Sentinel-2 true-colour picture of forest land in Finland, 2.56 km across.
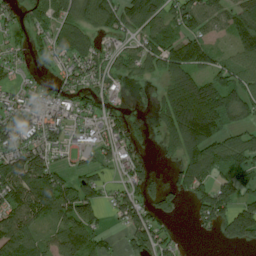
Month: July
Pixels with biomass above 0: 71%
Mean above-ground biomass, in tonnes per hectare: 76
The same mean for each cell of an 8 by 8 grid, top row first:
40 77 80 92 113 90 80 108
34 59 103 40 71 114 81 100
26 30 67 65 32 109 82 94
86 71 61 39 11 157 146 75
97 81 25 68 32 81 111 93
132 115 60 27 74 46 93 96
107 118 131 45 78 31 106 98
114 55 118 20 91 21 7 89
